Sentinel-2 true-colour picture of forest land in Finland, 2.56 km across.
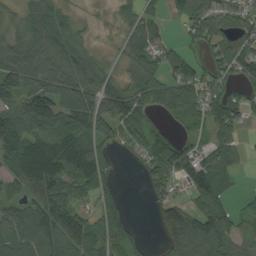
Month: August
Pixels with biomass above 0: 78%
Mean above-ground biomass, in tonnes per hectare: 81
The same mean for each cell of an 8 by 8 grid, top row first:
49 77 27 28 66 28 81 67
96 103 55 16 82 33 47 71
109 106 123 69 91 92 55 43
118 138 142 137 63 69 71 71
146 121 100 55 72 77 57 40
96 162 151 48 44 102 136 22
80 152 88 76 5 88 93 25
84 94 149 80 27 108 135 67
